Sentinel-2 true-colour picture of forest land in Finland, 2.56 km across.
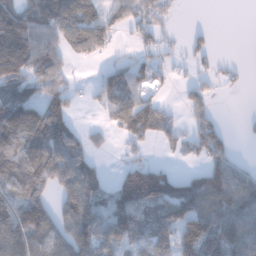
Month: January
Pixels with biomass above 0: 65%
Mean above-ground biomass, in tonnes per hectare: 90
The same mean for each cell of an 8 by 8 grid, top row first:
124 138 138 82 85 26 0 0
148 128 93 38 43 22 39 0
126 134 7 88 75 22 36 11
175 136 11 101 139 20 67 3
113 155 113 20 50 38 110 7
97 158 211 30 149 76 99 72
129 92 189 113 116 154 110 120
144 96 132 108 64 138 193 133
